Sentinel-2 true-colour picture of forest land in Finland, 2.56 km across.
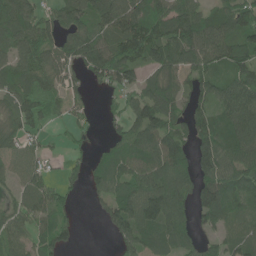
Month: June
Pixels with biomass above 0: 79%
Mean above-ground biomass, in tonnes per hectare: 76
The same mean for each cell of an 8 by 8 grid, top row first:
117 46 94 132 102 117 68 109
81 81 93 89 107 130 101 98
84 85 43 71 54 71 72 94
86 52 26 25 101 61 78 108
65 22 17 43 83 87 102 111
53 51 34 76 89 103 85 90
59 73 11 66 128 98 103 71
68 59 13 30 74 83 41 75
